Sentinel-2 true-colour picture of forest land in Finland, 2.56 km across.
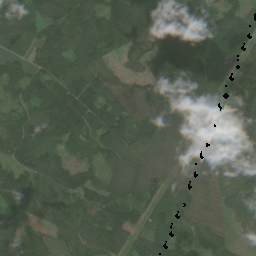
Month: July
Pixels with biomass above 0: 94%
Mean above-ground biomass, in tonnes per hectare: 96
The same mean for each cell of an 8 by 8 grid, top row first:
103 85 95 134 103 98 83 84
30 112 90 82 115 115 86 100
92 103 103 83 92 156 121 92
59 118 148 128 121 142 63 116
105 81 68 128 94 58 73 102
122 113 81 66 64 41 48 100
107 116 97 154 100 97 58 81
128 83 101 130 81 80 90 38
